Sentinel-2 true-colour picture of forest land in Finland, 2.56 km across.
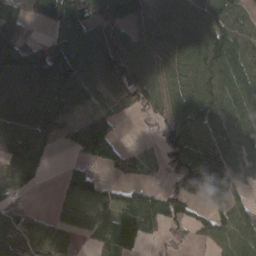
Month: March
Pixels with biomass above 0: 77%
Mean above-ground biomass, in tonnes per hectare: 64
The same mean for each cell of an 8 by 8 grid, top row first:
62 59 96 81 61 74 86 56
71 47 80 108 58 68 106 68
40 62 73 70 82 56 105 97
66 43 26 44 44 81 81 70
82 34 68 75 18 135 88 75
93 14 58 12 30 95 106 63
39 7 40 65 112 68 50 48
46 40 19 75 55 24 41 81
